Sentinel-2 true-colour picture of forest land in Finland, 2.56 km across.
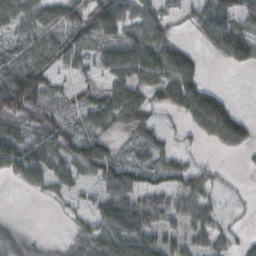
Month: October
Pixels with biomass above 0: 78%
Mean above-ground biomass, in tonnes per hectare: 56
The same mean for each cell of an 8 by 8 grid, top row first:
64 60 81 122 58 31 81 73
44 63 67 74 98 69 37 93
106 65 31 66 96 121 15 0
103 54 48 82 66 50 135 27
72 65 68 41 47 19 23 56
36 51 42 74 52 58 29 9
1 5 23 74 70 46 33 7
52 11 37 83 83 47 46 18
